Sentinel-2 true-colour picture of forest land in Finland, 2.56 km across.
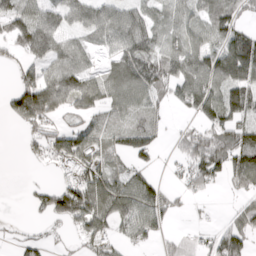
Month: April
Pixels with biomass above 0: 68%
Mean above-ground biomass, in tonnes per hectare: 74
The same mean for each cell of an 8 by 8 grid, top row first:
98 83 81 83 65 56 89 78
62 122 57 67 100 84 105 152
45 95 114 78 125 111 119 140
86 117 71 65 69 22 110 103
2 76 106 58 77 27 96 107
0 5 96 81 56 22 92 99
0 82 169 126 108 30 5 35
23 26 42 65 61 28 36 81
